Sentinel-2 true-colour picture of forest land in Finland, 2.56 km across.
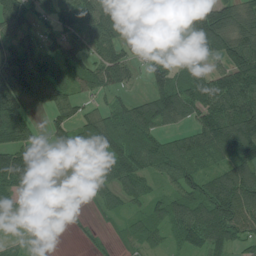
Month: July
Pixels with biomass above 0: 78%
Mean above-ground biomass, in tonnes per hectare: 86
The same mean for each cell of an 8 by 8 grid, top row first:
97 60 97 153 24 48 156 96
103 59 77 92 66 45 129 130
148 101 80 96 41 101 114 138
128 48 53 82 118 109 110 137
125 46 138 126 133 78 122 155
151 46 84 84 73 85 68 96
37 15 12 39 51 90 136 133
18 9 12 14 66 52 118 69
